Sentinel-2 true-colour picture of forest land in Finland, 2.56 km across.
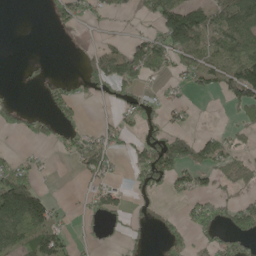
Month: May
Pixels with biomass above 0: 43%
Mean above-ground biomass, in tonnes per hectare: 53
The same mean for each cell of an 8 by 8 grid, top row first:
0 17 34 34 42 154 88 147
0 0 5 25 95 102 67 117
3 16 37 105 73 28 58 148
43 32 23 13 53 23 1 50
2 25 54 48 84 119 63 29
109 9 26 31 93 81 41 88
200 84 8 59 19 9 68 72
90 90 10 12 8 44 35 66
